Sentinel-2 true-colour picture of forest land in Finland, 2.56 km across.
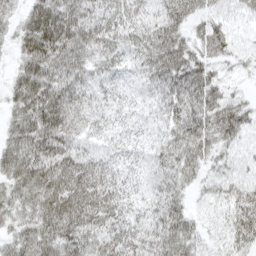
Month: April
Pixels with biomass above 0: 92%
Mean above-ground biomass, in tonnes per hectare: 50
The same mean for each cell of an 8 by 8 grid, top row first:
32 106 70 47 40 59 34 25
37 90 67 42 57 64 43 24
46 81 48 27 32 67 52 13
51 103 44 24 17 50 54 42
67 80 35 20 19 53 43 25
74 86 74 36 27 51 24 31
47 77 85 51 34 51 18 56
48 66 65 58 49 73 17 42
